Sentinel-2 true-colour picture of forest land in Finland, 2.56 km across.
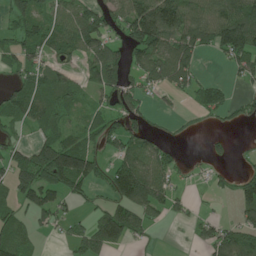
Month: June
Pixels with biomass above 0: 61%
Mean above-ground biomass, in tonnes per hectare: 66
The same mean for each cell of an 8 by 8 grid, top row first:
85 64 90 73 172 133 88 105
66 69 79 76 130 113 54 120
44 72 46 94 61 81 25 31
66 79 34 69 49 14 44 34
42 95 76 49 71 16 21 5
94 123 147 77 122 37 17 44
55 86 19 70 84 32 4 56
72 8 57 112 22 1 56 83
